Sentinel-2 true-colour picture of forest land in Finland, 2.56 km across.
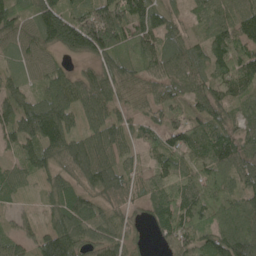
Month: May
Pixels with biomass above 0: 90%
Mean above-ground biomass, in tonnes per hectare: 93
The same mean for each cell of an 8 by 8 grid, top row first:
93 149 84 131 124 48 105 134
65 69 121 109 87 89 101 134
47 73 70 101 74 93 99 132
112 149 105 83 56 57 96 72
71 127 93 111 57 94 127 101
70 64 87 108 63 101 117 108
27 57 114 76 56 129 114 97
61 111 110 102 24 108 87 137
